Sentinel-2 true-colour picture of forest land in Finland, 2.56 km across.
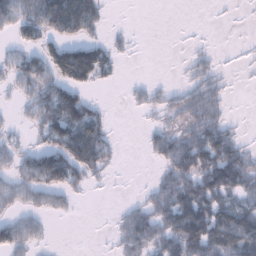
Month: January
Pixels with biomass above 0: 52%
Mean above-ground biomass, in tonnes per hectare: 50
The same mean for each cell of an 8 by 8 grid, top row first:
85 134 149 6 0 0 1 2
37 60 91 36 1 1 9 4
56 70 92 19 10 6 44 2
14 98 118 10 20 42 73 1
30 70 150 33 14 66 93 35
56 105 59 10 1 78 95 87
41 47 6 4 44 103 99 66
71 16 0 14 79 101 120 105
